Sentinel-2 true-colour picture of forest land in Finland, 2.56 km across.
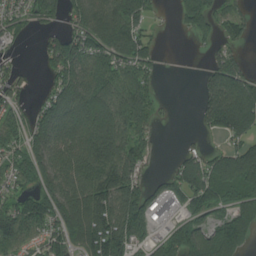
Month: July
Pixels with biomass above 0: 71%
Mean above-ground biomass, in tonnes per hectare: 105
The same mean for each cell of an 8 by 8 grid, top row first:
65 76 111 176 101 27 100 69
24 72 130 158 86 1 27 37
64 44 156 134 91 0 56 125
71 136 181 164 143 5 100 251
93 152 116 186 86 3 16 100
88 130 122 205 65 76 139 172
97 141 185 195 149 45 100 120
101 89 158 232 67 107 97 132
